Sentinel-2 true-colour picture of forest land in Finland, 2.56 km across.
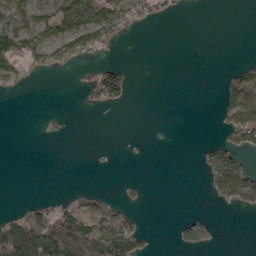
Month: April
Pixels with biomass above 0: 29%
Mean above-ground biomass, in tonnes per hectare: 35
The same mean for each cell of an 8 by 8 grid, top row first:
53 65 105 91 46 11 0 0
95 80 63 14 0 0 0 0
43 3 9 72 0 0 0 94
0 4 2 4 0 0 0 143
0 3 0 1 2 0 20 70
0 0 0 1 2 0 48 125
17 45 74 54 8 0 2 38
194 152 168 149 31 15 21 0
